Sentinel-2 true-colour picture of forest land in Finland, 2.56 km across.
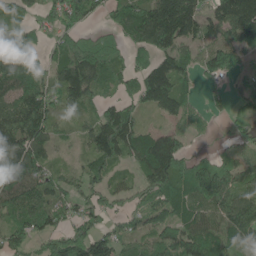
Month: May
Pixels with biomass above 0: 80%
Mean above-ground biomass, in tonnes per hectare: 91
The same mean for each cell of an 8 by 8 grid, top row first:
51 49 93 51 129 191 86 166
137 43 97 71 85 107 95 108
138 82 187 63 102 117 41 51
122 95 48 97 51 78 32 44
137 81 27 161 115 88 9 45
138 71 57 54 69 124 136 84
106 115 66 37 72 101 109 127
74 67 135 95 56 120 134 95
